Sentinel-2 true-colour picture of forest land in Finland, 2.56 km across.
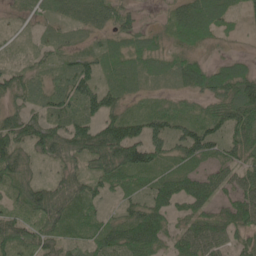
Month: May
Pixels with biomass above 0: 83%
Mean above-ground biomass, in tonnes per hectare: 50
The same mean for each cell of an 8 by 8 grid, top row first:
11 29 44 44 16 50 88 16
10 23 20 45 46 33 26 3
46 31 67 46 31 29 61 80
50 47 51 56 34 34 34 89
79 84 90 116 98 50 70 69
67 17 51 64 41 50 46 47
40 95 43 13 64 43 52 72
70 50 30 63 95 43 83 39
